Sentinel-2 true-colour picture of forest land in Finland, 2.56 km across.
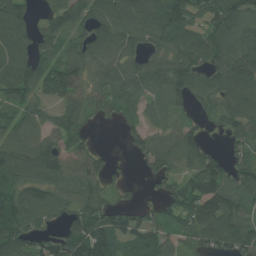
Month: July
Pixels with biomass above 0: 82%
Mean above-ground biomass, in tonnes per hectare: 85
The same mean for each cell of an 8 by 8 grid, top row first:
119 47 76 102 114 138 89 122
120 49 66 105 65 80 105 110
118 108 96 87 98 124 63 110
75 53 77 55 41 54 49 111
98 96 53 1 77 98 32 51
92 97 89 44 34 63 120 73
125 91 84 69 52 85 122 84
101 54 140 127 105 60 80 98
